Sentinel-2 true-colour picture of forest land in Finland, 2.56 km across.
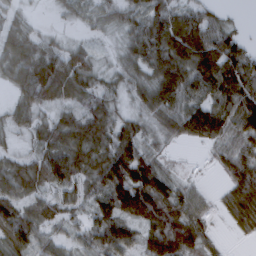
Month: March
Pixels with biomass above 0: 86%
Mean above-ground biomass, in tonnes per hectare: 67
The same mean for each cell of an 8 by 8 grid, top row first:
38 4 26 39 67 66 50 5
70 54 33 10 83 109 107 64
60 127 79 25 49 112 109 93
49 36 48 45 40 79 93 111
15 71 94 83 59 19 40 67
81 89 67 126 128 34 5 89
79 61 39 102 136 118 30 97
95 50 44 106 74 146 48 12
